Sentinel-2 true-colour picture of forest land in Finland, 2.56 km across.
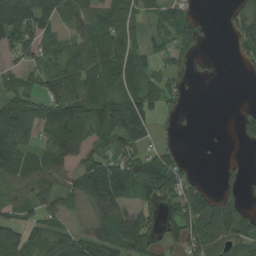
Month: August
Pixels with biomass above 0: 68%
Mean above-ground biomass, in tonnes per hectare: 72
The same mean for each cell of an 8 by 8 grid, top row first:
171 93 83 83 43 61 5 63
93 64 88 117 60 65 8 43
58 89 104 76 70 29 7 2
140 90 110 129 96 15 0 23
126 76 69 66 56 17 2 11
101 89 78 131 104 75 5 23
54 82 42 149 64 86 113 94
90 79 87 117 110 45 130 88
